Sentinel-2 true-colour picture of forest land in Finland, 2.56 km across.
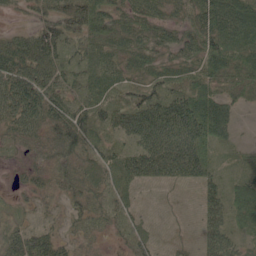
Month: June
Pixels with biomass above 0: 85%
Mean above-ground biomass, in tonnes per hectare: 46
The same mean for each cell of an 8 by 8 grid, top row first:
11 39 68 55 62 38 87 95
55 67 36 38 48 58 77 83
77 65 33 51 43 41 53 47
72 67 52 50 74 89 74 17
33 44 70 30 72 102 52 11
13 35 44 34 53 47 34 22
11 17 33 36 7 4 40 48
52 51 18 11 25 6 39 31
